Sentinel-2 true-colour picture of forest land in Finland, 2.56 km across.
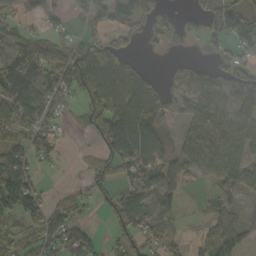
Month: October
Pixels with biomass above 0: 63%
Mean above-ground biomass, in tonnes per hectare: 54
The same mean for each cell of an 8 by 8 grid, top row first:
36 27 23 28 53 24 34 71
109 50 56 78 11 12 20 41
117 65 75 98 79 18 72 73
83 52 18 98 110 20 108 97
46 54 4 76 83 44 119 75
98 5 14 56 67 62 50 68
87 54 29 58 66 32 24 30
58 70 56 22 39 25 34 22
